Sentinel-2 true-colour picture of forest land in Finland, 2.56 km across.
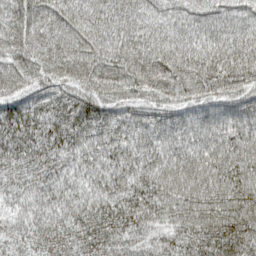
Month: April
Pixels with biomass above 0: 99%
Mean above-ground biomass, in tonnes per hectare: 94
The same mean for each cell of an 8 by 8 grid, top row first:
82 88 82 93 76 60 81 82
79 88 93 98 105 104 105 103
74 75 95 110 117 134 146 131
102 79 99 83 84 92 99 112
77 82 82 96 87 87 93 110
60 65 59 79 90 100 112 121
44 71 86 101 109 108 135 147
58 84 95 98 66 83 130 145
